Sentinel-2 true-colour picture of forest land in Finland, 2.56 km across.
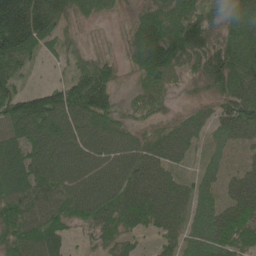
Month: May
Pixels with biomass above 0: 86%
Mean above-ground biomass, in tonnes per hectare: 75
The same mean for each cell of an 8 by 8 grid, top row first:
216 106 31 16 57 100 70 70
137 41 18 6 106 110 68 78
56 15 77 61 50 26 67 93
122 148 127 84 45 20 33 92
86 109 88 88 60 68 33 33
113 103 102 108 88 41 40 48
93 90 96 110 108 69 63 88
86 99 18 53 22 48 96 91
